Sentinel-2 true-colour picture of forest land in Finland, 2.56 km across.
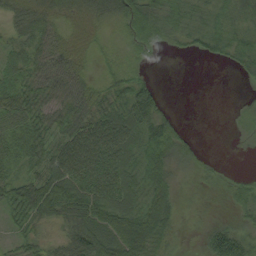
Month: August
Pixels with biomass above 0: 79%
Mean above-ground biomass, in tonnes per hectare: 40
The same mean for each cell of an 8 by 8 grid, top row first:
48 62 58 52 50 40 30 38
36 55 43 16 19 12 27 46
43 45 42 34 25 0 0 6
60 44 49 56 65 11 0 9
40 40 86 81 58 48 1 1
35 55 70 62 63 27 11 9
51 70 64 65 61 34 6 21
25 28 74 78 86 14 31 48
